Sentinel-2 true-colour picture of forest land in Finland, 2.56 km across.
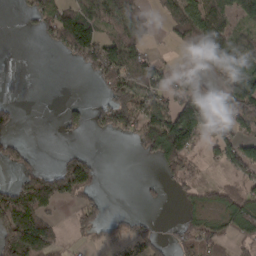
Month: March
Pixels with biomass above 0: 50%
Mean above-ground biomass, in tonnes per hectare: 59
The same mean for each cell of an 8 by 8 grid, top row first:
5 80 110 94 55 89 117 75
0 28 153 98 60 25 141 74
0 0 5 86 92 46 14 107
35 0 41 118 86 119 96 88
38 0 9 4 78 168 42 77
38 66 90 0 4 64 5 59
127 54 53 5 8 10 40 93
161 103 13 27 51 35 65 46
